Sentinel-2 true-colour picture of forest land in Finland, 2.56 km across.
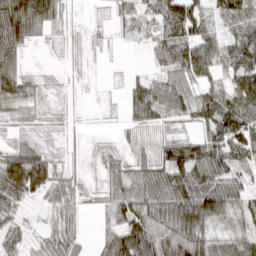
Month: March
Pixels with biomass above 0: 85%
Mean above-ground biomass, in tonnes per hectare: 54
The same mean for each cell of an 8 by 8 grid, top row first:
140 79 8 26 36 99 39 79
84 10 19 9 15 88 59 64
74 15 10 3 32 44 34 69
34 22 7 4 62 50 79 98
38 26 13 15 44 66 75 97
114 86 24 52 70 82 78 40
36 28 33 59 81 102 104 46
39 29 36 69 84 116 81 68
